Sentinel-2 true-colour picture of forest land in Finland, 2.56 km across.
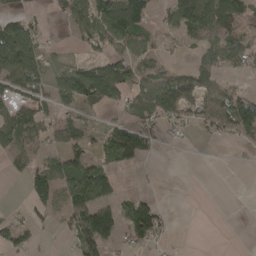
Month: April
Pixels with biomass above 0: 51%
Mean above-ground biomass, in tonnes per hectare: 56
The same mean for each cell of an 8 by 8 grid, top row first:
50 21 71 132 103 94 109 99
104 22 19 38 55 24 56 66
92 59 120 158 64 74 65 21
102 38 33 29 88 76 73 125
77 52 43 72 56 7 8 19
13 115 117 48 2 0 0 0
10 71 110 83 85 2 0 0
61 4 108 68 73 4 0 0
